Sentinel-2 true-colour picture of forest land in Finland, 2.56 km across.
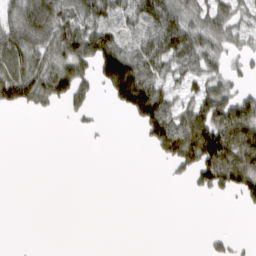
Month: March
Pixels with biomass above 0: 48%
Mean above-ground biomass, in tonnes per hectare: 48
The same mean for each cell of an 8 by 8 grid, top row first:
63 115 73 53 81 77 68 44
80 78 105 98 74 96 61 31
105 96 84 117 112 49 61 21
21 15 37 10 126 71 105 107
0 0 1 1 19 119 165 141
0 0 0 0 0 18 96 126
0 0 0 0 0 0 0 11
0 0 0 0 0 0 14 9
